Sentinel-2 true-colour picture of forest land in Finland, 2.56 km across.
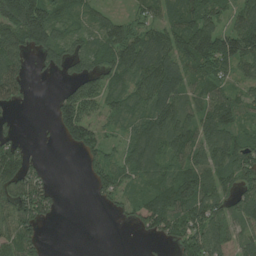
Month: July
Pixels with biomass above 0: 74%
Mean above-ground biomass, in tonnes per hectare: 69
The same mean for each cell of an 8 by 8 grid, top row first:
129 117 43 35 43 75 92 71
92 120 51 95 96 92 110 111
77 8 74 68 98 97 72 48
14 12 122 58 77 95 77 61
44 1 72 27 123 87 101 79
124 23 7 95 72 85 83 82
103 59 0 20 69 99 102 87
111 13 0 0 13 64 112 54
